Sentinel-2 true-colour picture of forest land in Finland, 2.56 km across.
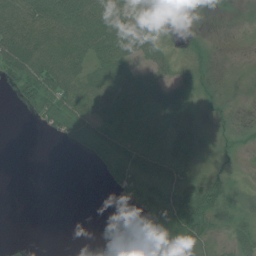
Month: July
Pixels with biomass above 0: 68%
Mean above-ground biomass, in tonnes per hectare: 30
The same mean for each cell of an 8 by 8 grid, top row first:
62 64 76 61 21 6 6 10
82 71 56 67 37 12 20 9
48 75 57 42 36 36 23 16
5 44 41 33 22 59 19 8
0 3 21 44 30 38 24 12
0 0 0 20 46 49 48 10
0 0 0 1 30 74 74 32
7 0 0 2 26 50 35 38
